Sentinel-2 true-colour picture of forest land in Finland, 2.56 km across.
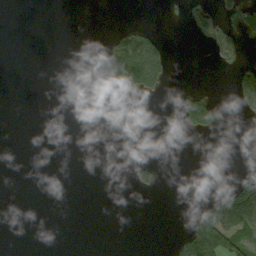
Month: September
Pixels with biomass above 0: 12%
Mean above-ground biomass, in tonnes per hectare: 18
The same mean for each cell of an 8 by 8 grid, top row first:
0 0 0 0 0 0 35 61
0 0 0 47 92 0 17 34
0 0 0 43 114 2 0 49
0 0 0 0 0 20 82 19
0 0 0 0 0 0 0 0
0 0 0 0 21 0 0 29
0 0 0 0 0 0 46 150
0 0 0 0 0 19 206 96
